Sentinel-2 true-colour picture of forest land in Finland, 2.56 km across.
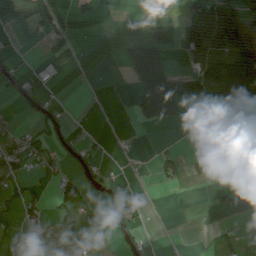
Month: July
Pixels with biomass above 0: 34%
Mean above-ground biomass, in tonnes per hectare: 34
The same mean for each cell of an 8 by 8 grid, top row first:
40 57 18 1 16 26 99 75
4 28 10 0 62 30 89 108
18 11 0 0 59 63 76 162
11 22 0 1 45 47 83 159
32 28 15 2 0 0 1 36
46 15 39 6 0 27 19 33
26 24 124 13 4 0 5 14
50 10 111 10 14 0 5 13
